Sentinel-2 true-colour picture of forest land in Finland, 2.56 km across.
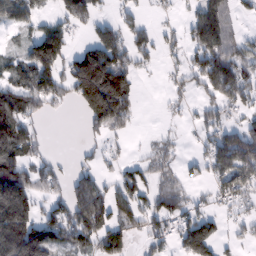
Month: February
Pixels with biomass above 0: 57%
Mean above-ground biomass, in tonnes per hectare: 81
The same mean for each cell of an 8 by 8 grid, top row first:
116 41 93 36 34 19 132 36
28 183 45 124 66 37 137 75
91 131 159 182 12 29 117 129
142 31 37 172 6 16 57 53
163 21 19 30 10 27 60 160
141 67 71 34 63 50 51 128
182 58 142 124 79 82 37 35
178 147 104 98 40 54 108 33
